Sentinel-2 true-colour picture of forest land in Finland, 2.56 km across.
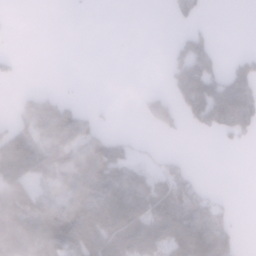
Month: January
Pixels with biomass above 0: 45%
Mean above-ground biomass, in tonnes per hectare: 59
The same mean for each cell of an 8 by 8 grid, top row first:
0 0 1 0 0 31 5 0
1 0 0 0 0 31 63 3
16 0 0 0 0 75 111 103
39 143 67 2 32 69 110 129
139 117 126 79 10 0 0 19
121 96 127 101 58 69 2 0
135 91 119 113 100 100 67 0
110 102 159 128 124 123 164 33
